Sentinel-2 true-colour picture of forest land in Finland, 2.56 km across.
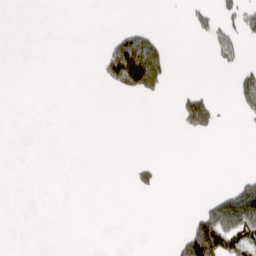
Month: April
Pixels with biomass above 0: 12%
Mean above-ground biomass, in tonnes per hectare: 18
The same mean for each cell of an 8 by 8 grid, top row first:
0 0 0 0 0 0 35 61
0 0 0 47 92 0 17 34
0 0 0 43 114 2 0 49
0 0 0 0 0 20 82 19
0 0 0 0 0 0 0 0
0 0 0 0 21 0 0 29
0 0 0 0 0 0 46 150
0 0 0 0 0 19 206 96
